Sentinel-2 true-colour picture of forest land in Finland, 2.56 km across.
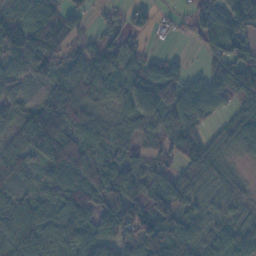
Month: November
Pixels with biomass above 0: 85%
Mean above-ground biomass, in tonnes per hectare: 66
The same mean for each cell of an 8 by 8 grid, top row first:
57 62 28 19 39 18 96 122
59 77 38 64 28 3 61 60
51 44 80 66 57 91 59 84
48 103 91 36 80 78 53 50
51 135 82 58 48 61 51 56
61 59 101 119 66 70 55 25
76 64 108 93 99 95 42 45
72 69 93 79 86 87 54 65
